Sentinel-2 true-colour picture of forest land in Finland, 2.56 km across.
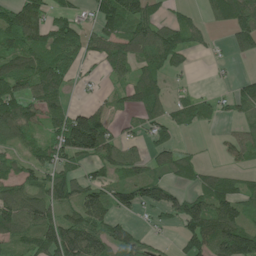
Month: June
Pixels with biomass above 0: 65%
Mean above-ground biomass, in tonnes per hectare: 69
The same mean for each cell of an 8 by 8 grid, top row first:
88 63 33 107 94 29 39 93
87 103 73 87 95 84 17 51
103 131 17 32 81 12 2 29
101 87 65 38 70 45 34 41
50 73 163 75 36 38 3 63
58 70 53 42 56 50 45 30
104 96 114 71 59 85 127 86
51 114 150 98 33 24 123 157
